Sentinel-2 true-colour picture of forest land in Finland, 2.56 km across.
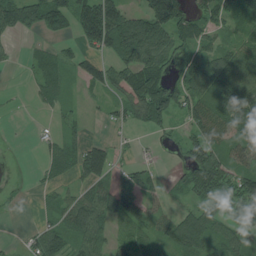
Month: July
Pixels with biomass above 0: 68%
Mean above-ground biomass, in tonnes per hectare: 69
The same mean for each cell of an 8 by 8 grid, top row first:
106 131 135 153 102 131 72 56
11 30 54 109 139 95 67 61
1 66 51 82 118 74 135 116
2 19 18 36 99 69 110 140
2 26 59 39 8 27 114 89
2 26 67 78 66 30 128 81
7 34 111 111 76 26 64 76
7 90 72 49 47 82 73 58
